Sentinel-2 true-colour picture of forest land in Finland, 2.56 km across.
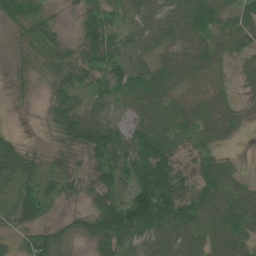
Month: July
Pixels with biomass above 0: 81%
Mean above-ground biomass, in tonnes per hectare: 49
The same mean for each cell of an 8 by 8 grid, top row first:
51 26 27 40 49 57 68 49
16 36 37 67 53 51 49 40
13 28 50 76 71 55 36 13
1 22 51 24 65 44 59 25
30 8 48 89 89 37 34 6
62 40 26 71 98 80 55 22
52 34 13 88 177 101 74 63
20 52 20 77 64 71 47 60
